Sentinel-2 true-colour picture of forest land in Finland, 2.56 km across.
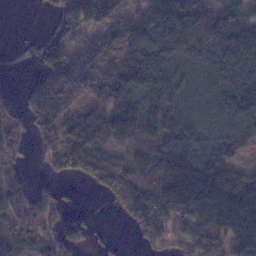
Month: January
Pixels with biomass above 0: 76%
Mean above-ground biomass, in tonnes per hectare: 98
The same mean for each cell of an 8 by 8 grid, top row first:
0 13 153 95 99 174 119 72
2 76 67 97 125 133 135 142
1 136 185 113 151 122 68 123
40 149 92 138 125 108 69 121
76 67 129 76 68 143 77 80
58 31 55 126 55 173 141 97
110 89 15 32 149 160 184 195
84 80 55 19 57 71 119 174
